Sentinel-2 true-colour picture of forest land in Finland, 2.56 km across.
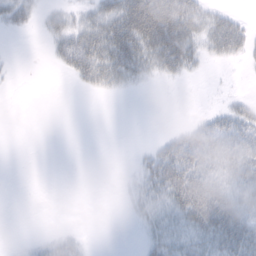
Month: February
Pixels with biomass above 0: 44%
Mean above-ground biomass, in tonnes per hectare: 18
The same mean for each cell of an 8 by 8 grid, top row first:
26 16 15 44 83 68 25 9
0 10 62 58 55 56 21 26
1 0 20 28 13 9 1 1
0 0 0 0 0 0 7 20
0 0 0 0 2 28 34 34
0 0 0 0 22 41 29 26
0 0 0 0 18 32 47 28
1 8 9 0 10 22 24 46
